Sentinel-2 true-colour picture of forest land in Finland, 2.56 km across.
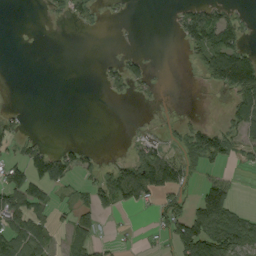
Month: September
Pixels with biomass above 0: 36%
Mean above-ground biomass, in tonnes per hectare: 35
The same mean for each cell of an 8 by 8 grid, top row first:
0 9 30 7 0 20 65 25
0 0 0 2 2 3 118 71
0 0 0 27 35 0 37 149
11 0 0 0 2 4 0 61
29 15 18 0 29 24 98 36
22 79 27 62 116 75 28 5
69 34 43 39 21 54 139 25
60 33 43 6 3 79 153 95
